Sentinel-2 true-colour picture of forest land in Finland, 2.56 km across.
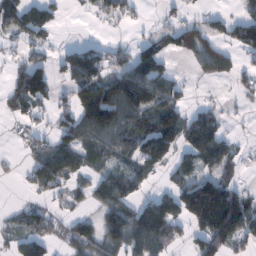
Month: February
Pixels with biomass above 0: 58%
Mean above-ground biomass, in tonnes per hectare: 69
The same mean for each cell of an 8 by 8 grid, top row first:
88 59 8 54 8 26 31 50
24 28 66 42 71 88 94 69
60 82 105 103 136 43 30 40
35 39 112 170 99 84 44 11
13 44 80 83 115 93 140 24
6 76 43 62 51 47 73 25
17 33 16 94 104 117 298 176
37 48 86 95 118 54 105 80
